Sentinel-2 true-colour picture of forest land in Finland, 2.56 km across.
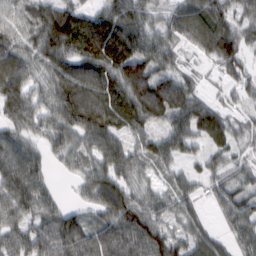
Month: February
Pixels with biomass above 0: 91%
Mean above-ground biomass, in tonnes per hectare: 69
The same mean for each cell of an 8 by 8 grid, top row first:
54 93 84 89 63 65 90 55
59 86 89 116 87 47 70 82
82 48 56 83 121 70 16 52
83 61 90 85 99 105 69 29
66 44 54 79 54 71 48 34
97 36 40 90 37 38 50 43
78 64 31 99 76 57 21 67
70 92 109 109 102 80 66 46
